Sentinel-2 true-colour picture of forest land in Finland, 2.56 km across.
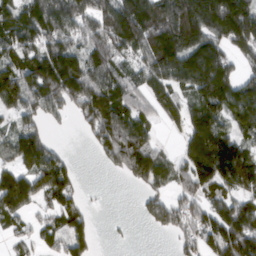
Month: March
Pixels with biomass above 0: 76%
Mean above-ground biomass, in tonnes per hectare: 121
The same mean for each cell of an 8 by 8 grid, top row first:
116 188 155 210 197 204 207 227
113 130 100 162 121 183 155 106
144 186 171 137 97 133 219 108
84 95 95 192 73 76 145 128
113 81 7 179 135 21 172 118
107 173 32 22 147 85 163 204
119 74 68 0 67 110 116 148
47 71 79 7 0 44 138 230
